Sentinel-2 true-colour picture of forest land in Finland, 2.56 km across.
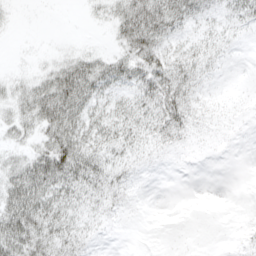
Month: April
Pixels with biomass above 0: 71%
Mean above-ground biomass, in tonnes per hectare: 21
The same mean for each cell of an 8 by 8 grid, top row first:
2 0 1 25 63 38 17 21
1 2 9 13 47 16 17 4
13 32 58 35 43 34 10 2
23 50 39 24 28 33 10 8
15 35 42 27 21 16 8 4
43 58 40 24 7 2 1 0
57 35 18 17 3 1 2 3
54 30 20 3 1 3 1 8
